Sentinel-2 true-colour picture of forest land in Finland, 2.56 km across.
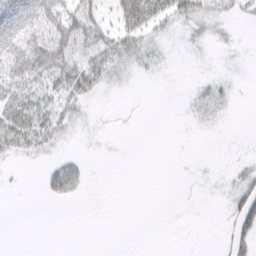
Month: March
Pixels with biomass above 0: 37%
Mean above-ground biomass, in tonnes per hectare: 17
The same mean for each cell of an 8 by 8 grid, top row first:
54 58 53 19 78 46 23 9
62 65 46 39 26 3 7 4
47 40 38 15 4 1 7 2
51 33 13 1 0 1 15 1
32 22 2 1 0 0 0 0
1 24 32 0 0 0 1 14
0 1 0 0 0 0 0 36
0 0 0 0 0 0 0 33
